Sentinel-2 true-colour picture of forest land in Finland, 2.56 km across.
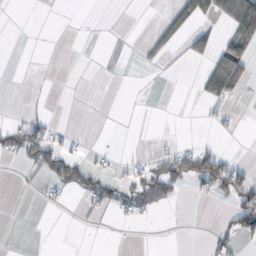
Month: October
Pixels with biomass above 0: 18%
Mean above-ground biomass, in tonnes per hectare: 13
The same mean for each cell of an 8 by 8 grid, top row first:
0 0 0 0 0 32 17 41
0 0 0 3 10 14 20 13
0 0 0 1 1 0 18 29
2 5 0 0 0 0 8 2
47 54 5 1 0 5 9 1
1 29 33 17 33 57 81 50
0 5 5 21 23 4 1 67
0 0 0 0 0 0 8 25
